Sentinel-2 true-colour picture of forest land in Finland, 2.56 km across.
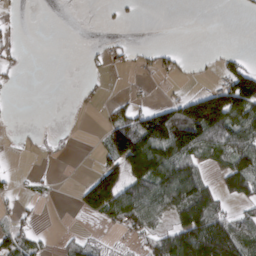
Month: March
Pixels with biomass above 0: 39%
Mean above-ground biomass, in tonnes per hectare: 52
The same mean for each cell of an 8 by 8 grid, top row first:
5 0 0 7 2 0 0 4
17 0 1 16 8 10 1 5
10 0 4 2 10 10 10 145
1 0 5 34 49 85 237 149
5 9 2 109 147 157 121 113
13 7 6 126 149 153 51 137
19 2 40 129 124 102 123 34
70 8 34 10 48 138 208 139
